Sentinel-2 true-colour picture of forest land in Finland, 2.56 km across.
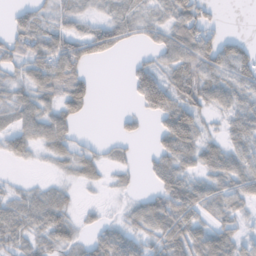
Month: November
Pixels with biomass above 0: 70%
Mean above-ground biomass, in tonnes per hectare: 38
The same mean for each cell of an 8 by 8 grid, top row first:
24 21 26 25 24 55 28 0
39 61 53 43 20 66 68 38
26 65 55 0 63 42 55 55
36 47 33 3 30 70 26 45
43 40 21 13 3 70 32 43
5 7 29 9 10 52 43 59
50 66 14 4 48 96 51 31
40 37 24 56 35 70 66 36
